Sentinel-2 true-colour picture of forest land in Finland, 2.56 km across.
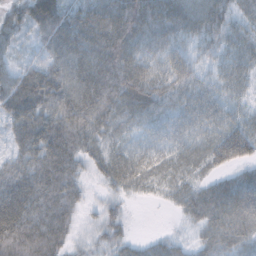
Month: October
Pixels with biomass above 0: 93%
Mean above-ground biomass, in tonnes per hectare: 53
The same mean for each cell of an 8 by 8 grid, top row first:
42 87 69 76 75 66 63 41
30 58 78 82 58 53 34 47
63 75 69 73 73 69 34 42
72 63 75 52 45 51 60 37
40 73 54 33 30 39 52 86
70 75 34 47 45 38 29 32
83 64 30 28 2 20 52 65
83 72 22 38 15 18 41 50
